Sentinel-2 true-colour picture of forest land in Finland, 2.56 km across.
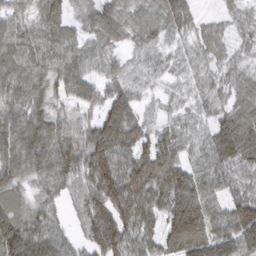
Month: March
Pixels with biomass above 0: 94%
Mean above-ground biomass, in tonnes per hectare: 66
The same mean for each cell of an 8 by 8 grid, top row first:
51 63 51 76 66 75 19 30
67 68 51 41 50 35 45 29
75 66 70 57 45 28 44 44
66 77 38 89 32 33 41 52
76 98 89 100 77 78 52 128
67 65 85 103 123 111 54 57
52 54 49 110 93 92 62 84
110 83 36 103 69 60 72 84
